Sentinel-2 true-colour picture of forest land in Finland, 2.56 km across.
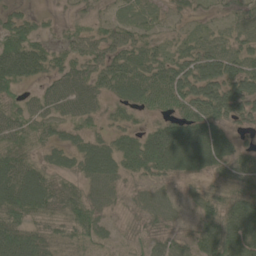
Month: June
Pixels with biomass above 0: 85%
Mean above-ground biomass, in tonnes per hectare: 46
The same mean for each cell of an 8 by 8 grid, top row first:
34 10 20 19 19 21 19 35
72 33 42 50 49 28 47 47
54 36 52 63 64 81 79 79
36 42 44 23 30 52 72 58
41 32 34 42 59 87 85 26
74 42 39 51 41 37 31 53
65 47 57 25 33 22 41 69
80 46 43 18 29 38 66 79
